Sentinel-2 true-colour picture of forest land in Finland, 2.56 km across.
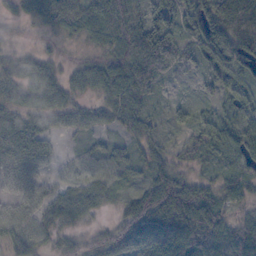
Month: October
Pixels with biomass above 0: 89%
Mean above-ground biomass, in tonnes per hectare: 56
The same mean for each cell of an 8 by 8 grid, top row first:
23 56 50 62 74 71 155 147
23 20 19 48 145 67 90 123
49 56 44 85 100 14 45 73
53 53 41 52 47 22 24 67
73 35 11 20 46 22 57 78
25 15 35 31 33 65 33 56
27 44 79 20 65 77 90 41
55 32 33 56 60 85 99 101
